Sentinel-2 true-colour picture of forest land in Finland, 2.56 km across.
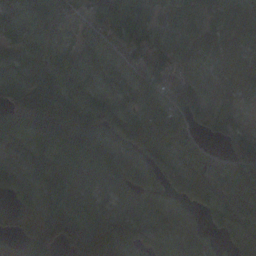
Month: November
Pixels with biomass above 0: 92%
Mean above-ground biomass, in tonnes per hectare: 116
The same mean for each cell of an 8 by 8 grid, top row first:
145 121 68 128 81 75 83 80
70 110 92 127 174 92 67 76
121 161 163 91 146 133 70 75
138 226 170 127 115 136 100 59
109 186 171 136 144 156 65 103
94 147 102 100 85 88 117 152
101 169 153 64 93 75 79 119
99 173 205 177 96 100 52 74
